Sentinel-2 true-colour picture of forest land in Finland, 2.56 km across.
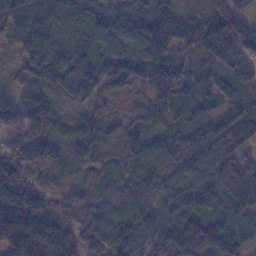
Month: January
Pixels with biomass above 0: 95%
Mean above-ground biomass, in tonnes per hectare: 99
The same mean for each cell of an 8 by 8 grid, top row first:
133 117 129 71 66 70 61 70
71 104 110 89 92 80 120 132
44 128 180 117 64 73 56 106
103 120 63 41 38 50 54 64
138 141 124 77 80 89 84 79
142 86 44 61 111 97 74 160
159 94 71 104 104 120 95 100
197 213 123 119 80 172 142 60
